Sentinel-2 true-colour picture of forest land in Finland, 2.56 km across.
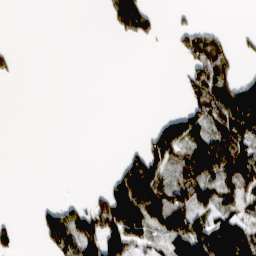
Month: March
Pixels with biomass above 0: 38%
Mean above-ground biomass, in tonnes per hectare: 52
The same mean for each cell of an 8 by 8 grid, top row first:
0 0 0 63 104 8 0 0
6 0 0 0 3 25 103 20
9 0 0 0 0 5 107 57
0 0 0 0 0 35 111 162
0 0 0 0 33 118 119 102
0 0 0 34 170 56 89 124
0 38 55 208 196 154 66 45
37 86 156 139 70 131 144 129
